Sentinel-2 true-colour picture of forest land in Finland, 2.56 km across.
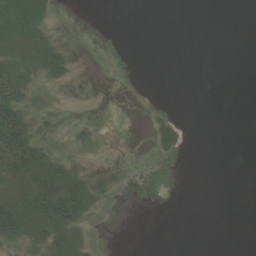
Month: August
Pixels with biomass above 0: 25%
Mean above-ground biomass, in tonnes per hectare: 8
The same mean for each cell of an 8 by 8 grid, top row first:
36 11 0 0 0 0 0 0
24 19 0 0 0 0 0 0
31 9 3 0 0 0 0 0
31 6 0 0 1 2 0 0
49 13 10 0 0 13 0 0
30 38 19 7 0 0 0 0
38 50 40 0 0 0 0 0
18 20 14 0 0 0 0 0
